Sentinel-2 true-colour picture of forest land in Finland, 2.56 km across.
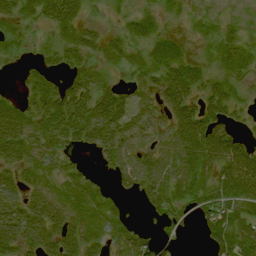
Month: August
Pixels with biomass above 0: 76%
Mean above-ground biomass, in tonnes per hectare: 42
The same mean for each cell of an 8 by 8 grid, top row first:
36 43 35 8 31 13 15 8
28 21 47 34 43 36 13 37
6 36 39 16 33 58 33 21
53 70 70 65 39 50 52 17
73 46 38 62 32 68 88 41
33 39 34 24 61 59 50 84
47 68 50 33 23 44 65 54
52 53 71 40 45 13 44 65
